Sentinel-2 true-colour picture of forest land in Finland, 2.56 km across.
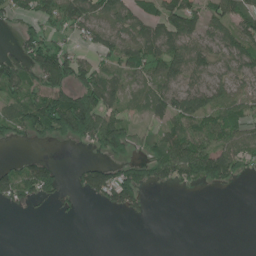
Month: June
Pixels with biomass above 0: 57%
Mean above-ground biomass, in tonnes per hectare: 59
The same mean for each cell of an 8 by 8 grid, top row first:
52 76 97 69 66 95 66 92
40 91 38 67 88 88 64 83
105 123 79 51 51 67 56 52
58 143 182 67 25 86 103 73
20 24 40 105 22 86 89 94
94 89 48 106 78 84 97 41
27 11 11 54 32 0 0 0
0 0 0 0 0 0 0 0
